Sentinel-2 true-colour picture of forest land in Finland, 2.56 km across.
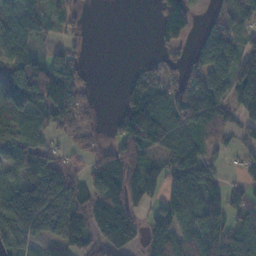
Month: November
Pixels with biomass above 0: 73%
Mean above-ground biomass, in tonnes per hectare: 87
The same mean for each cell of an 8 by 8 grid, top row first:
64 42 13 0 0 83 25 93
75 32 17 0 0 39 131 93
147 164 73 0 70 68 127 140
145 143 82 13 170 115 131 81
139 56 24 33 100 99 52 35
57 168 58 142 111 121 91 26
211 254 108 147 44 152 117 56
135 96 84 117 58 91 113 92
